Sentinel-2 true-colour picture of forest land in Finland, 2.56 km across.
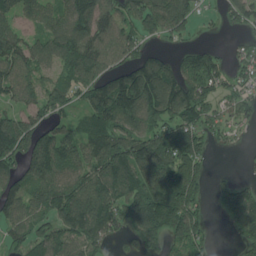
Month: July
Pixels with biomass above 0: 78%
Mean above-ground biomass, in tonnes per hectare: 114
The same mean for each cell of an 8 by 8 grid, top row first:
89 92 148 119 149 160 16 88
122 105 184 125 73 38 52 28
137 79 124 131 190 152 132 63
92 103 60 168 160 140 95 74
164 150 118 164 166 155 74 18
110 120 103 161 178 196 54 17
94 112 165 142 193 237 36 149
71 106 121 58 138 105 54 60
